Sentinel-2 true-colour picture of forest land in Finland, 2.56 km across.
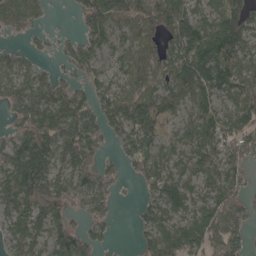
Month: May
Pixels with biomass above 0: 80%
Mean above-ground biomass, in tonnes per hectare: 78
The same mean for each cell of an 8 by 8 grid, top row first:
81 18 56 111 81 88 61 70
23 13 57 46 69 76 122 103
64 54 46 48 78 93 107 89
74 124 106 80 107 55 70 105
82 115 141 35 83 45 82 105
129 126 111 49 80 53 70 57
111 129 62 45 44 74 79 83
72 80 107 19 46 110 110 65
